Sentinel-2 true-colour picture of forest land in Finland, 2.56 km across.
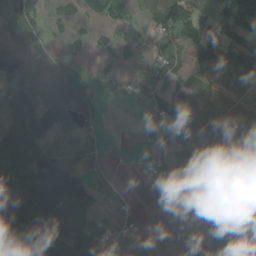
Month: May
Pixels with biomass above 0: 68%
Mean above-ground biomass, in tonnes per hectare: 68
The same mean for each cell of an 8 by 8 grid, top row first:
116 47 48 72 56 143 60 174
33 33 31 61 46 65 100 103
64 43 98 9 40 73 56 66
93 126 83 1 37 72 77 57
92 69 38 2 31 68 81 91
122 105 59 13 12 46 35 97
139 127 118 18 3 3 68 91
140 140 120 23 13 7 68 129
